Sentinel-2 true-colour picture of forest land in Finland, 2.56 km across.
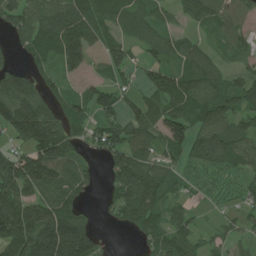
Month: June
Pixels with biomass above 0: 78%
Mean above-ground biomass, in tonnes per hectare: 94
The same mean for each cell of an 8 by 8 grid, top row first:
104 102 125 86 71 38 83 63
35 95 143 73 63 63 39 53
113 42 45 58 58 111 105 65
200 119 68 82 93 98 105 82
82 219 56 128 97 96 122 77
200 161 85 88 146 60 54 53
201 157 59 58 117 48 18 40
211 257 228 8 38 86 33 35
